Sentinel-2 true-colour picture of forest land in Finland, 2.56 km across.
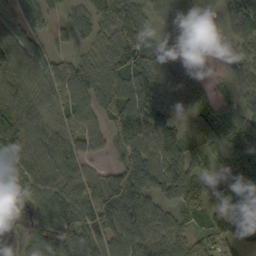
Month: September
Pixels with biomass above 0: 90%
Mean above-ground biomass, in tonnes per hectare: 95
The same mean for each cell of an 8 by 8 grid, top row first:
54 51 69 103 73 98 59 77
91 45 46 116 101 26 21 59
98 109 113 132 131 101 52 78
120 92 107 125 166 68 73 80
123 118 93 80 125 114 88 103
68 103 109 98 154 138 77 102
50 137 168 165 120 81 59 115
38 138 132 105 109 108 61 87
